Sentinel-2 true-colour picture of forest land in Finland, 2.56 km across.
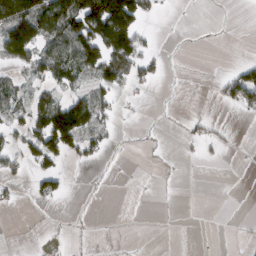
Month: March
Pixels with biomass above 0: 32%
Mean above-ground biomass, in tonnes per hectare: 38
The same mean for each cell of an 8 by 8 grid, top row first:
147 138 159 239 52 1 0 0
165 72 143 156 44 1 1 0
27 53 44 79 40 1 2 78
49 128 144 32 2 2 2 22
38 124 77 13 8 2 20 2
22 52 10 2 1 4 0 0
7 5 4 11 0 0 0 0
0 5 2 3 8 1 1 2
